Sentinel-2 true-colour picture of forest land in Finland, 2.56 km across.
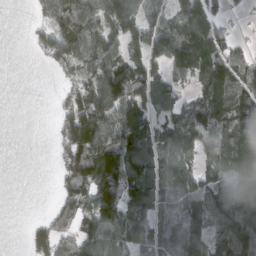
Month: March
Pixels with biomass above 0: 72%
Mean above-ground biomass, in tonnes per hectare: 82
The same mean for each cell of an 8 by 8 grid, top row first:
0 77 105 121 76 65 120 17
0 79 120 80 94 137 105 31
0 4 81 136 111 61 111 73
0 3 157 117 114 73 142 86
0 10 171 113 145 85 76 100
0 3 139 168 125 100 63 99
0 21 99 133 72 61 99 126
0 116 101 98 70 103 126 149
